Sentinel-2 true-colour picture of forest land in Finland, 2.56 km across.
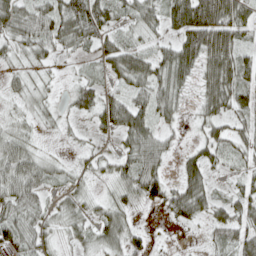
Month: April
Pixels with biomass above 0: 81%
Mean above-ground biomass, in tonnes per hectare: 43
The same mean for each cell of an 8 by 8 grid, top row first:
65 62 76 46 48 67 104 59
35 41 35 46 31 60 100 50
19 13 26 29 63 59 55 59
15 23 34 63 57 34 43 43
43 6 12 13 70 18 51 36
62 38 19 33 87 23 44 24
53 31 34 41 23 58 46 51
54 31 31 48 25 4 22 59
